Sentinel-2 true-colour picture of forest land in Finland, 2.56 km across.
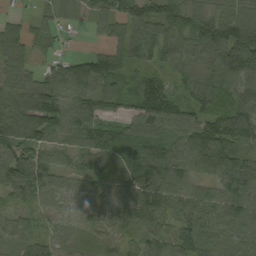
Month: August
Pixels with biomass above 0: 92%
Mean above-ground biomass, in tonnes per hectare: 82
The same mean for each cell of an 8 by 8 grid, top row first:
27 43 20 85 125 128 94 94
76 42 6 70 115 89 141 172
62 76 111 97 73 45 72 97
94 151 103 50 100 84 83 116
100 78 79 100 99 83 119 92
123 86 68 62 129 94 67 119
41 33 28 49 104 72 80 96
47 56 33 27 62 86 87 81
